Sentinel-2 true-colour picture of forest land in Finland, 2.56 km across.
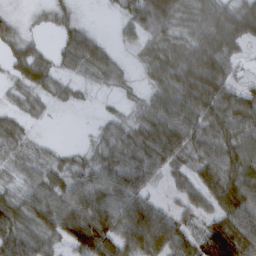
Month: March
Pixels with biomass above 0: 83%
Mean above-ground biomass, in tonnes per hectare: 58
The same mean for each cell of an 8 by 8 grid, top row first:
19 16 15 6 81 82 77 82
35 16 90 19 36 52 100 42
29 47 24 29 20 86 95 30
28 15 3 13 45 77 72 80
57 13 8 63 72 73 53 68
33 63 64 77 73 35 59 78
67 77 98 92 86 42 51 78
87 56 107 106 99 86 128 111
